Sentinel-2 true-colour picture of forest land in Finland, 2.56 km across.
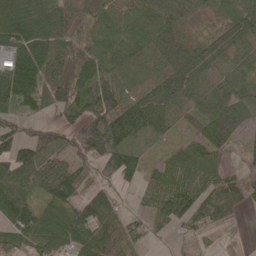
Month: May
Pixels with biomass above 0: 87%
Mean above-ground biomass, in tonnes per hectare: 69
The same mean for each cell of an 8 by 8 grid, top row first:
106 87 72 73 81 68 37 76
82 87 64 65 67 87 70 81
121 74 84 66 58 105 61 66
47 34 101 114 110 55 63 75
89 98 90 128 43 28 78 34
83 102 75 58 45 66 60 40
89 62 68 56 29 78 64 35
64 88 91 69 35 14 14 0
